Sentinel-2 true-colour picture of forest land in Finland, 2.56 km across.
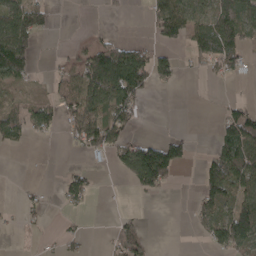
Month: April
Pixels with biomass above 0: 42%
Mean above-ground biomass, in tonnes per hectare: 50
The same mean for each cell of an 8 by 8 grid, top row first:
96 38 0 12 17 132 83 94
136 0 26 73 44 31 95 71
53 26 91 163 101 29 10 15
43 56 119 104 15 0 0 67
23 4 56 96 64 60 8 131
0 0 44 6 126 37 99 112
12 16 20 1 2 0 62 102
4 5 23 41 51 0 45 112
